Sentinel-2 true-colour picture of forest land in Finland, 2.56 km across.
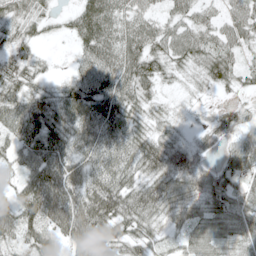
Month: May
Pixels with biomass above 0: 89%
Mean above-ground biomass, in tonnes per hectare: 50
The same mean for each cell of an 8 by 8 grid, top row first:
41 22 49 56 42 37 28 51
43 6 35 59 58 55 54 39
54 22 49 64 56 16 35 33
56 71 73 68 36 13 12 32
47 78 55 63 62 37 27 47
30 90 59 64 49 67 44 57
57 88 89 88 70 50 53 64
44 57 91 52 45 23 63 52
